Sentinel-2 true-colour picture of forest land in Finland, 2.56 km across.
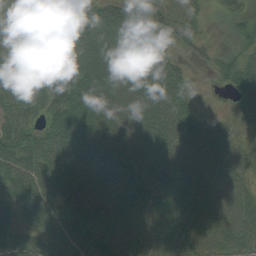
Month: August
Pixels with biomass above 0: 93%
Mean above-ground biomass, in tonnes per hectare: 66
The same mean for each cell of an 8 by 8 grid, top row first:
38 48 75 69 54 82 25 41
49 73 83 74 74 27 21 40
79 73 97 75 79 59 7 67
62 56 74 71 79 70 17 45
82 73 63 67 66 87 80 47
80 75 71 69 78 78 80 53
62 83 63 73 76 67 77 73
57 65 76 85 81 78 78 77
